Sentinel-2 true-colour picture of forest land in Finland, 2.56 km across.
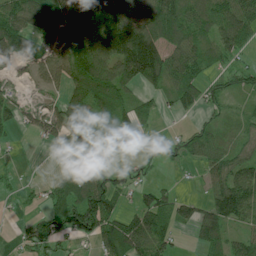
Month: July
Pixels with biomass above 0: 73%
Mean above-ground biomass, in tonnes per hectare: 66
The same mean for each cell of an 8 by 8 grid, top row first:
110 109 100 97 101 90 80 93
92 79 131 154 220 79 64 57
24 46 99 119 105 84 50 45
50 53 68 81 52 37 22 23
10 30 67 45 27 35 57 31
11 11 86 58 17 5 41 72
9 61 138 71 63 71 54 94
12 62 43 109 100 40 73 40
